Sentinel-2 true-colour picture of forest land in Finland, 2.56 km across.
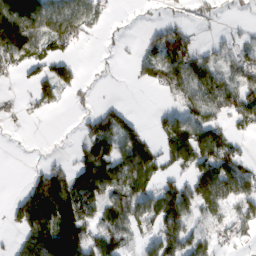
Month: February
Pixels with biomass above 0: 57%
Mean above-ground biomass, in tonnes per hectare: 56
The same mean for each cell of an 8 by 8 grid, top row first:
129 92 84 10 1 10 9 2
126 43 19 3 32 124 29 40
14 60 27 1 36 96 91 78
8 17 10 54 3 45 80 72
0 0 25 96 84 92 96 23
0 73 91 99 107 46 80 77
46 143 99 83 82 111 58 52
26 135 106 90 29 62 34 17
